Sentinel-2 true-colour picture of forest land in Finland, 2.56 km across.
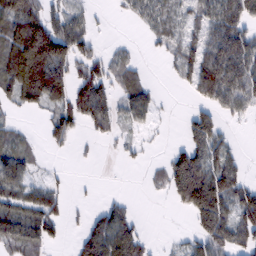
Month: February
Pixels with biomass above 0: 59%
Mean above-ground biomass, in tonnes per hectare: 57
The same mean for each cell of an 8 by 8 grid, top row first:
104 70 38 5 46 38 61 84
104 160 68 13 6 38 85 109
108 155 69 58 32 21 113 105
25 43 92 59 56 3 53 38
43 29 9 11 14 17 96 9
96 18 1 0 8 125 125 58
69 76 8 39 0 24 143 103
76 54 44 101 48 12 91 67
